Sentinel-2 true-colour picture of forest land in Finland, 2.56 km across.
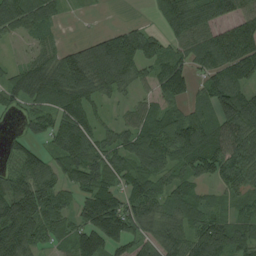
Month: August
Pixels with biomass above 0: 81%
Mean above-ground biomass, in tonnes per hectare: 84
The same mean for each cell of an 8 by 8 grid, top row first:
90 59 3 0 6 88 83 84
10 50 65 142 117 49 97 120
77 111 138 124 53 125 69 89
39 81 98 21 53 52 68 143
47 54 125 71 113 132 134 117
80 86 91 77 82 63 68 89
127 102 63 143 99 75 58 39
141 50 102 142 75 99 132 80
